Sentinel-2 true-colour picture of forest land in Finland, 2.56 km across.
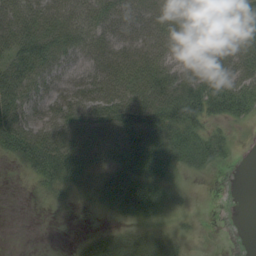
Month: August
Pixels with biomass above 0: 75%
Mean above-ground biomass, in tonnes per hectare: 47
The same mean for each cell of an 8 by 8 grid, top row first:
67 52 38 48 55 58 65 72
62 57 41 49 62 59 71 80
77 46 34 69 85 81 80 68
70 51 73 82 93 76 56 41
77 82 86 81 99 58 37 3
2 46 53 69 67 19 4 0
0 6 7 29 61 16 0 0
0 0 12 44 44 17 0 0
